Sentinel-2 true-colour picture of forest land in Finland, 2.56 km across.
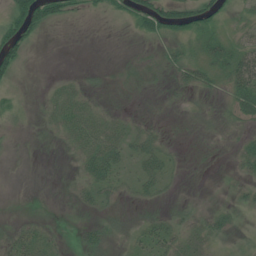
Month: July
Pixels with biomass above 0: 50%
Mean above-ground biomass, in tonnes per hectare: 17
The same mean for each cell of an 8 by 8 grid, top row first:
47 51 10 11 41 44 38 14
39 1 0 0 3 18 32 32
18 4 9 3 5 15 25 49
15 17 34 12 3 2 9 30
1 4 30 37 29 4 3 11
0 0 21 29 30 8 0 13
0 0 10 10 10 11 11 12
30 19 14 15 26 31 28 13
